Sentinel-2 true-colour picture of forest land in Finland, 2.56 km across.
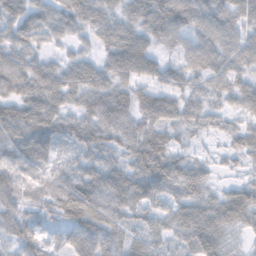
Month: November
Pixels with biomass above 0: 93%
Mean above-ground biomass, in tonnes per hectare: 54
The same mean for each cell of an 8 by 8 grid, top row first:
55 50 54 37 61 91 67 65
50 24 21 57 64 48 60 63
62 61 58 54 54 49 47 52
59 74 46 79 56 61 43 36
65 64 56 59 74 37 13 41
53 37 61 62 76 75 35 18
37 37 81 66 53 56 65 85
43 32 70 57 50 37 90 15
